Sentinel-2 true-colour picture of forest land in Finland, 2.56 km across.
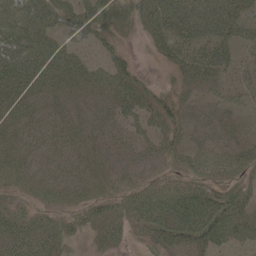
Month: May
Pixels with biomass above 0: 82%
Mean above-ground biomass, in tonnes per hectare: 44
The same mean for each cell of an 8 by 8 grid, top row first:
51 50 56 62 53 78 77 63
68 56 26 32 10 56 61 45
71 63 52 60 23 26 50 26
46 36 31 42 50 38 29 25
45 35 36 30 29 34 34 32
39 31 32 23 18 29 41 36
31 29 34 40 63 84 86 54
73 55 18 34 27 55 61 33
